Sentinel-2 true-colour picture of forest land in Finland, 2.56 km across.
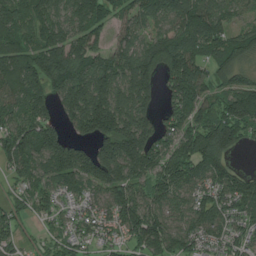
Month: July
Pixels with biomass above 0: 89%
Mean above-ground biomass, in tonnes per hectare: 120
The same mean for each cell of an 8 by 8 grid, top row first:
128 98 116 103 99 130 156 42
129 148 117 81 99 154 123 141
144 166 169 153 162 161 98 88
92 91 178 203 120 104 129 168
159 152 81 184 182 122 200 93
67 99 149 172 119 148 122 100
66 84 52 105 133 76 122 100
71 59 71 59 153 130 88 71
